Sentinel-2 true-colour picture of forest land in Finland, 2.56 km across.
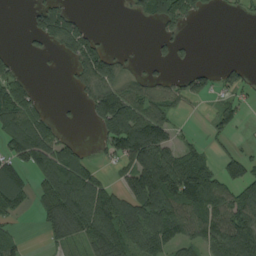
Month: August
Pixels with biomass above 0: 54%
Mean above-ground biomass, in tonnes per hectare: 68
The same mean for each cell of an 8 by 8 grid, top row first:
0 95 26 0 41 80 11 10
4 25 87 20 1 29 0 0
51 0 50 81 42 27 45 40
122 26 9 152 89 30 15 45
110 105 32 84 185 62 27 13
90 102 119 23 178 178 107 91
73 80 146 127 119 107 119 112
43 31 65 143 119 87 94 147
